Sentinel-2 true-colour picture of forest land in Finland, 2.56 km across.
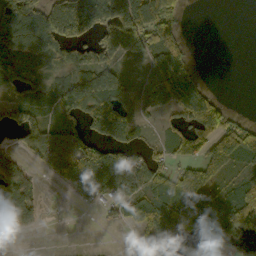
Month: October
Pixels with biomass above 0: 62%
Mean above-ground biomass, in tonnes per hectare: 71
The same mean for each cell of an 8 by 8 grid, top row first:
116 117 141 128 144 63 0 0
70 90 92 107 80 69 0 0
46 25 78 82 74 141 11 0
60 51 91 135 54 68 146 12
31 115 126 102 40 56 110 133
87 27 135 171 116 93 100 47
111 5 17 42 103 120 46 131
20 0 0 0 59 54 45 35
